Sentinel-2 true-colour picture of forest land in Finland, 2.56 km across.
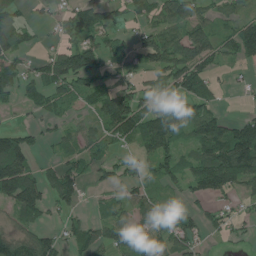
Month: July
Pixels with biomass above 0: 67%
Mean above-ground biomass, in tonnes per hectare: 70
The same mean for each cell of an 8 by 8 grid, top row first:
66 27 82 41 53 84 55 61
76 25 104 45 87 106 109 91
79 88 92 37 34 88 83 13
17 41 32 137 79 81 82 10
127 24 58 51 59 73 135 178
203 54 72 48 59 72 136 131
100 69 34 49 84 44 39 23
74 73 69 78 72 78 21 14
